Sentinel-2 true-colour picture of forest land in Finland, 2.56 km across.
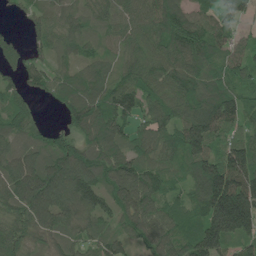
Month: June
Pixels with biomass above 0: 91%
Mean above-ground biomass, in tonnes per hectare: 86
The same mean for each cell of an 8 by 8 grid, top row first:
17 59 51 72 82 108 64 47
42 62 54 44 82 102 103 50
41 66 77 74 84 105 92 56
69 7 115 111 68 82 130 98
62 67 75 101 74 94 136 105
100 133 128 108 102 48 172 146
76 125 106 70 101 64 150 207
68 54 56 59 65 85 180 88
